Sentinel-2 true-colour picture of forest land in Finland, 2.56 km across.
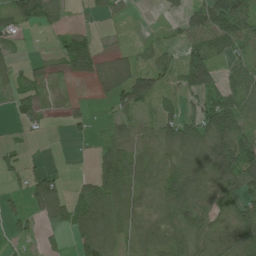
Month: July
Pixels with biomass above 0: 64%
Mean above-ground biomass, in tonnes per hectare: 50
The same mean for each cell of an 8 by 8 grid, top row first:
61 67 10 29 0 20 103 82
21 7 88 11 22 25 76 41
27 22 25 62 60 33 59 58
28 12 18 29 37 29 72 61
10 1 4 60 57 79 100 74
19 56 16 89 64 75 78 100
17 98 74 106 33 81 78 71
16 13 69 66 46 59 91 85
